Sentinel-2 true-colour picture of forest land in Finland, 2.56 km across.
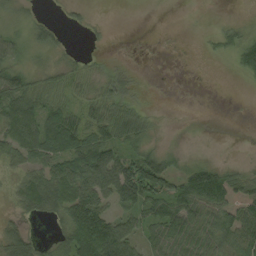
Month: August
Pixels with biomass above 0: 62%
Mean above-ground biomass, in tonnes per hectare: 42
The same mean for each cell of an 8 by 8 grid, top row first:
12 6 9 0 0 0 1 2
34 26 2 3 1 0 9 59
50 28 30 32 3 0 0 11
81 58 48 61 21 0 0 0
66 76 73 76 33 3 1 0
25 67 106 111 121 48 79 38
22 63 127 53 61 86 72 136
63 18 102 138 55 69 63 72
